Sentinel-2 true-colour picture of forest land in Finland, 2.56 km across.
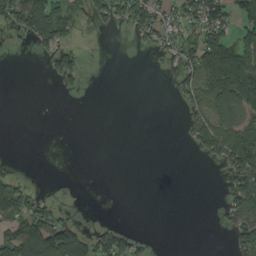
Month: September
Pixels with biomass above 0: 33%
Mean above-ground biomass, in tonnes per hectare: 35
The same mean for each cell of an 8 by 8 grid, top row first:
78 162 39 51 83 40 101 62
0 69 28 0 18 47 111 81
0 12 23 0 0 31 96 109
0 0 0 0 0 2 55 61
0 0 0 0 0 1 63 99
16 0 0 0 0 0 0 76
68 42 2 0 0 0 0 67
101 143 93 67 12 0 0 56
